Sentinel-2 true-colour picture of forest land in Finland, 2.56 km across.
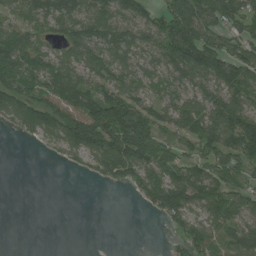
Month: July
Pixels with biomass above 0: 71%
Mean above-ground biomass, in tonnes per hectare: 77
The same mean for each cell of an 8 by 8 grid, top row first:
53 77 83 95 73 127 100 101
116 53 108 101 73 146 149 85
114 104 88 86 73 73 93 123
92 120 124 162 97 91 115 123
3 29 108 156 173 87 79 134
0 0 10 67 94 81 89 76
0 0 0 0 28 108 89 81
0 0 0 0 0 32 94 95
